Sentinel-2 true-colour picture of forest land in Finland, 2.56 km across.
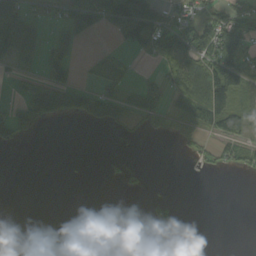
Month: September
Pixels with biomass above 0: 35%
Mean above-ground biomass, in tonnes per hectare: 40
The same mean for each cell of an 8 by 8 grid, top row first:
109 35 72 75 78 44 60 87
105 71 27 9 54 138 105 131
24 84 18 42 21 79 140 108
53 109 82 57 60 63 146 97
27 0 0 0 1 16 20 68
0 0 1 6 9 0 5 8
0 0 0 0 6 27 0 0
0 0 0 0 0 3 0 0
